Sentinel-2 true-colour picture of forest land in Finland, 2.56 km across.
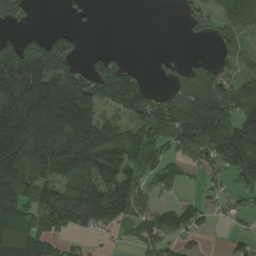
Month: August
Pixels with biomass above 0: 67%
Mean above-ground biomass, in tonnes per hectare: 114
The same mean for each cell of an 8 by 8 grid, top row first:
65 0 17 0 0 5 68 163
103 156 37 14 0 3 6 60
275 209 153 200 40 55 152 91
257 241 262 88 146 169 209 146
261 248 215 128 145 98 191 175
210 135 249 158 84 50 56 115
149 148 170 166 71 59 50 51
195 107 35 17 63 63 9 38
